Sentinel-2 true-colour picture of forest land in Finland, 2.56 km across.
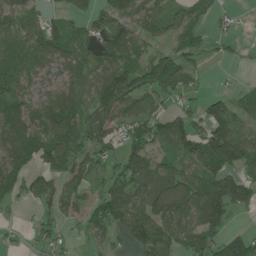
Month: June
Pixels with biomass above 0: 75%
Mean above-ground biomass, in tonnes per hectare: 71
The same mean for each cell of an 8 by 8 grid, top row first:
65 44 50 85 65 54 40 11
41 88 60 93 45 77 41 13
73 47 47 117 116 110 13 11
98 85 77 100 53 64 70 69
111 100 97 68 101 98 127 88
83 59 61 72 128 92 88 65
16 46 55 113 105 100 138 52
12 40 11 26 110 82 81 71
